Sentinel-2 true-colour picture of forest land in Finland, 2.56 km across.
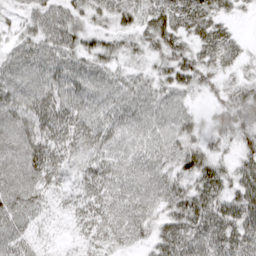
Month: March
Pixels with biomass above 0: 90%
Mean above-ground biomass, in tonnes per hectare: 40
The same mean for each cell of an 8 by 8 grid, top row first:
17 49 33 36 37 52 49 14
33 50 40 30 28 42 40 20
49 51 52 42 32 46 24 23
52 48 46 46 51 45 19 55
57 49 39 41 43 46 33 32
51 43 27 40 46 40 55 38
54 21 28 40 44 45 58 53
48 10 16 32 25 65 62 57
